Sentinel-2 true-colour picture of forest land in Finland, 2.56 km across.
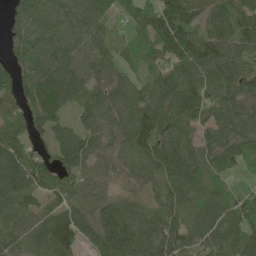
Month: May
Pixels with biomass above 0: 92%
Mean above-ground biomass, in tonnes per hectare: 81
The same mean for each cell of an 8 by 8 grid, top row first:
47 93 89 63 102 131 65 88
66 91 71 57 66 144 120 89
70 107 81 60 59 116 78 108
78 100 60 79 108 118 66 95
86 59 99 49 101 113 72 91
116 75 78 36 62 96 75 34
52 44 69 83 47 71 65 75
68 80 82 117 98 89 67 75
